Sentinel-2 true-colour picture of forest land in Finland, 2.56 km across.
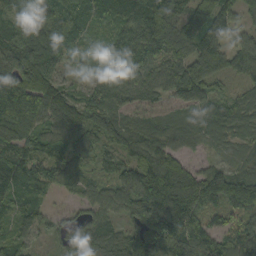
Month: September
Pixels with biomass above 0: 93%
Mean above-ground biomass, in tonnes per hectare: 92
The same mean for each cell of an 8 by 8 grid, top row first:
71 106 98 75 154 119 155 61
112 120 56 77 122 106 123 86
159 106 26 85 82 102 116 66
171 110 90 80 50 49 60 50
131 96 66 67 89 52 32 37
130 87 49 60 146 139 99 79
82 42 47 61 118 160 93 113
63 31 84 70 135 185 137 95
